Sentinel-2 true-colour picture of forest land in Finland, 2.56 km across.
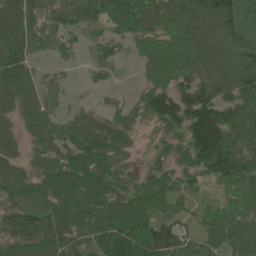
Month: June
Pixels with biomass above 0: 90%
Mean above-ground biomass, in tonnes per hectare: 81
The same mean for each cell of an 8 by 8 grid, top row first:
80 83 69 109 126 96 132 122
84 43 35 54 67 86 112 111
92 28 9 22 41 94 109 124
54 45 29 31 73 148 159 127
42 57 85 77 24 64 186 107
69 75 98 79 48 67 81 109
76 68 88 88 87 48 52 65
98 92 76 109 119 108 64 79
